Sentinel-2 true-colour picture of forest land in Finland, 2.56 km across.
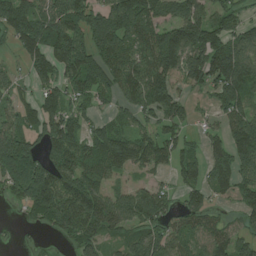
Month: July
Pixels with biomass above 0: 78%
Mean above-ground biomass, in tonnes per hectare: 103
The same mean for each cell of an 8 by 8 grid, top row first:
153 133 133 171 137 91 95 69
67 140 148 142 106 180 188 126
49 74 127 97 137 94 136 174
77 108 77 46 88 93 29 114
178 87 103 141 95 74 63 140
256 133 114 70 35 64 91 113
30 125 138 113 126 53 71 52
7 15 93 48 116 76 102 82
